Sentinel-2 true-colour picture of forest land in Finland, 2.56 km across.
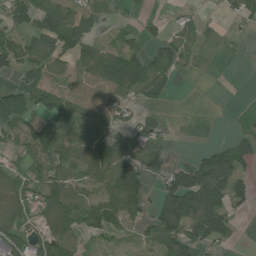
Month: July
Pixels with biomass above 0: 61%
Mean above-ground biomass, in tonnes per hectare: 74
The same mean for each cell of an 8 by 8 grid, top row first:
99 143 81 11 23 30 6 55
111 96 97 62 50 74 2 9
32 69 68 133 121 32 0 2
147 102 92 79 37 0 0 3
66 137 123 102 113 7 18 65
49 94 82 141 80 88 193 76
74 74 98 101 68 155 185 49
98 120 71 44 60 138 94 11
